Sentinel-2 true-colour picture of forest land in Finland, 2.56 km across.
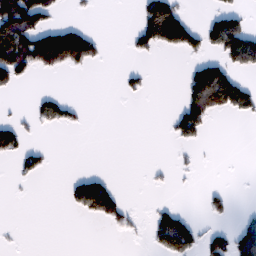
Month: February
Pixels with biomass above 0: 24%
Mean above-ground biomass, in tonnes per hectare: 36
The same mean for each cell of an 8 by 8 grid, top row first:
153 56 5 0 76 109 24 45
130 139 130 2 48 65 52 135
51 2 0 0 20 1 144 44
6 53 15 0 0 40 89 48
66 8 0 0 0 23 8 0
16 10 31 17 3 7 0 1
0 0 51 84 5 25 26 4
2 0 0 2 9 123 44 66
